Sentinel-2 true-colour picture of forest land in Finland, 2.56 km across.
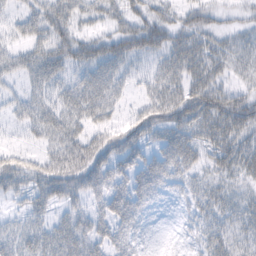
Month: February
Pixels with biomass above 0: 78%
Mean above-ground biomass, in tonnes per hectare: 37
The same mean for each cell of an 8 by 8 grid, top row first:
26 56 38 39 49 28 30 14
33 54 52 51 55 51 43 29
19 53 39 48 24 41 49 21
24 43 44 31 39 48 52 59
12 30 49 42 39 51 39 39
49 45 49 51 56 43 24 27
12 28 26 50 41 13 30 29
34 36 39 41 19 8 34 23
